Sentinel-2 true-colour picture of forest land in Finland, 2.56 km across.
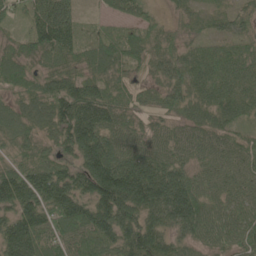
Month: June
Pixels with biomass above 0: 96%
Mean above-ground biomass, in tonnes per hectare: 90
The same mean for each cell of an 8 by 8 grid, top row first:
44 122 41 41 46 34 44 55
49 107 61 74 73 59 50 48
74 81 88 71 37 78 91 82
66 97 154 102 49 61 74 68
68 54 162 98 73 74 78 59
106 131 132 220 185 115 72 77
127 130 141 175 143 162 83 76
165 87 86 106 145 76 67 79
